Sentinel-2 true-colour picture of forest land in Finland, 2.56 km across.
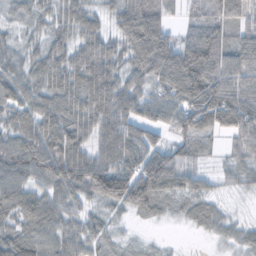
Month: October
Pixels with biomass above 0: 88%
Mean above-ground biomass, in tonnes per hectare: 56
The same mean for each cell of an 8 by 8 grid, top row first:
21 32 53 36 93 18 56 66
28 41 54 50 98 81 115 70
58 60 69 71 46 113 108 72
56 73 72 73 49 65 108 76
64 82 66 70 67 38 18 46
57 71 86 108 100 71 21 26
63 59 33 33 48 18 30 4
67 56 54 22 7 2 8 26
